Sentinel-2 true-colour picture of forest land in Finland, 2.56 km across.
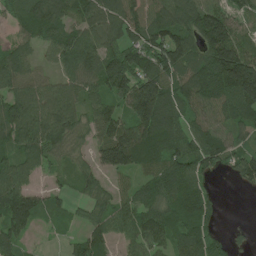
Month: June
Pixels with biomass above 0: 85%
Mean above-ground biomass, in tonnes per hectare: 96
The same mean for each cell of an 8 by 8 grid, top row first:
63 114 86 133 96 107 147 72
65 58 115 95 129 140 143 141
106 63 90 150 161 106 151 224
109 116 74 77 211 94 84 102
89 105 50 165 147 110 114 55
102 33 49 62 61 127 60 83
173 41 32 90 90 101 66 0
73 6 54 69 103 92 88 17
